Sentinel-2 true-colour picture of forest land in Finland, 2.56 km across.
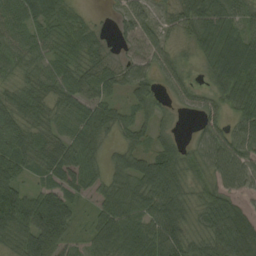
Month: August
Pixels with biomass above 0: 89%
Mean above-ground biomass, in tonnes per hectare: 58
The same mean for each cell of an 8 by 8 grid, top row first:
53 66 27 13 41 42 78 43
50 54 67 23 48 26 49 87
40 59 67 57 47 47 27 87
64 51 56 46 41 17 46 55
72 64 69 25 34 39 65 69
55 46 66 45 76 75 48 68
109 121 30 69 71 77 66 47
67 111 29 81 90 76 65 94
